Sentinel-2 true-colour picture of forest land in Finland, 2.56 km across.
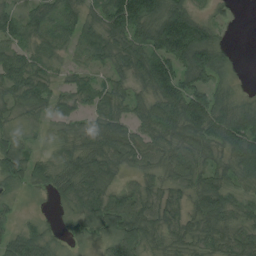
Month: August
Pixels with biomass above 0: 90%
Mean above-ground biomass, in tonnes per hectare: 62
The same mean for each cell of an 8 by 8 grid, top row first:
58 61 72 99 122 110 29 11
59 51 45 72 79 133 95 2
77 58 45 49 78 113 62 10
34 46 44 69 55 95 104 63
57 25 63 85 59 63 80 95
77 65 87 57 45 60 69 60
20 6 42 78 60 50 82 54
60 40 24 61 62 48 54 60
